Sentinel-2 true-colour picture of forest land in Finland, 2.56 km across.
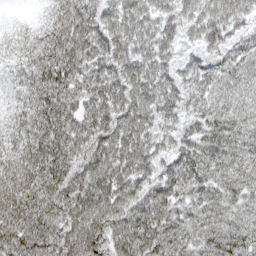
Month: April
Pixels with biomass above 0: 98%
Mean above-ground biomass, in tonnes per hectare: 71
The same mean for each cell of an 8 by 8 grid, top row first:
10 38 79 73 79 73 81 67
45 72 84 82 76 64 63 52
44 74 68 76 89 61 55 55
50 81 76 84 90 62 63 60
62 84 72 90 85 60 74 66
85 77 73 86 70 73 61 59
84 76 91 91 90 63 64 52
72 71 96 82 90 64 59 68
